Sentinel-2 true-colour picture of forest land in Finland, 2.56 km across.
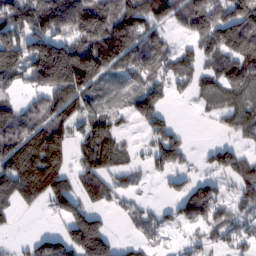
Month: February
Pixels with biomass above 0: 71%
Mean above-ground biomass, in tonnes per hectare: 112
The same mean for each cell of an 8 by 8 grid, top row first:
136 188 201 154 161 114 201 166
138 113 167 193 157 61 130 167
81 172 206 54 99 101 90 169
96 130 109 66 137 16 38 130
162 233 82 117 38 130 24 68
185 212 92 86 41 60 56 125
77 65 112 40 45 67 179 109
17 107 185 69 55 24 72 91
